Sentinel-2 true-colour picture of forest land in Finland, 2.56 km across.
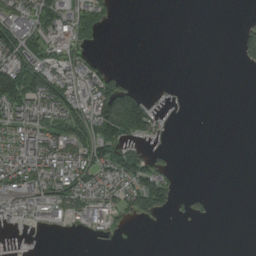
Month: August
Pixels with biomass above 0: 39%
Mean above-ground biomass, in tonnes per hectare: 41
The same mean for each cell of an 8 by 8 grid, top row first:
92 74 61 21 0 0 0 2
116 63 51 0 0 0 0 30
150 96 71 72 0 1 0 0
67 90 73 162 131 1 0 0
64 80 97 107 37 1 0 0
84 87 74 74 112 24 0 0
42 51 77 56 91 25 14 0
1 0 2 10 0 0 0 0
